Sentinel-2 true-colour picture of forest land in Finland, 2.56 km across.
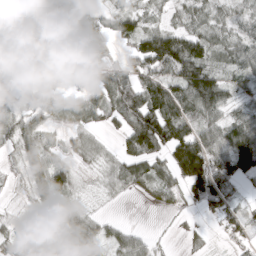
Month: March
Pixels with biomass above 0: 72%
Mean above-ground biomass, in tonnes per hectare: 50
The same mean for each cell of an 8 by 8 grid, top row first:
12 15 46 43 37 25 44 31
12 19 54 22 76 121 64 57
14 22 12 101 75 97 107 45
47 49 50 66 127 117 75 38
48 39 32 14 115 108 78 106
19 68 21 34 52 71 128 73
5 57 39 2 3 13 55 36
30 50 84 37 30 5 15 21
